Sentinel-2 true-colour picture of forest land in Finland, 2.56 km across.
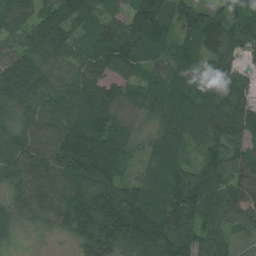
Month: July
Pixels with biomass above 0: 96%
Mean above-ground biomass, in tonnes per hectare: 111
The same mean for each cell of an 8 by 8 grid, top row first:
123 118 128 66 184 123 140 75
92 154 86 145 113 77 101 67
223 109 107 102 75 100 68 65
107 96 142 107 71 104 105 96
133 123 211 132 35 81 82 74
119 127 157 126 65 109 114 91
93 104 168 191 163 146 124 105
38 12 102 165 141 187 101 31
